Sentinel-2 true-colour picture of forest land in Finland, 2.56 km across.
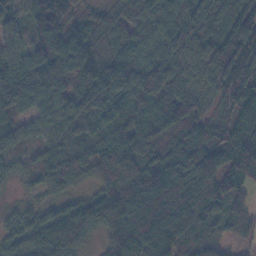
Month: November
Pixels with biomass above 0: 95%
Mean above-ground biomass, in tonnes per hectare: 104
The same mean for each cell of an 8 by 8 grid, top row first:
73 155 89 73 129 112 101 138
70 110 135 108 87 109 87 155
140 131 96 130 141 92 77 132
98 73 84 100 89 122 59 146
60 69 91 115 119 84 123 140
38 68 63 141 165 146 119 114
37 43 77 157 186 173 76 66
70 110 77 92 152 105 77 40
